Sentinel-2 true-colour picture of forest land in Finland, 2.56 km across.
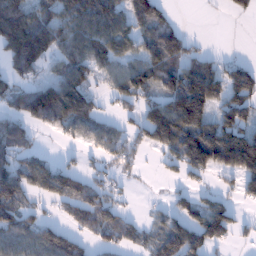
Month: January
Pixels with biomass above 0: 64%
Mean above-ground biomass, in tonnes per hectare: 86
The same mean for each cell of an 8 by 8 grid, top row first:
169 107 154 118 131 14 7 34
159 131 101 109 83 99 11 3
61 65 113 81 120 133 172 118
64 128 90 22 87 170 128 124
72 4 38 77 55 143 200 215
116 128 54 28 5 27 49 116
87 21 78 63 5 44 86 27
103 106 56 57 51 129 126 16
